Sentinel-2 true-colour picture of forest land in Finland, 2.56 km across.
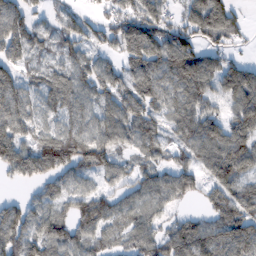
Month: February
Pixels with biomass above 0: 84%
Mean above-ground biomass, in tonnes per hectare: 86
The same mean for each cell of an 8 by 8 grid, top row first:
82 40 46 69 127 51 143 37
79 49 65 61 159 160 73 27
68 70 86 75 114 122 111 135
93 59 76 91 87 88 86 111
104 136 105 81 76 60 131 118
59 83 70 61 62 95 72 86
72 70 84 77 76 38 57 93
115 106 81 51 91 127 117 129
